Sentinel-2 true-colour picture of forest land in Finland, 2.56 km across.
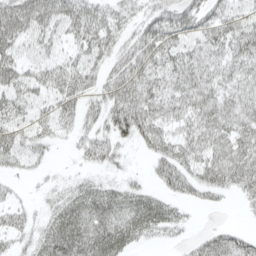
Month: April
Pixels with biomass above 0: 77%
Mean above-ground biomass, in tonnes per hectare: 37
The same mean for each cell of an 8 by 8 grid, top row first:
68 52 53 36 31 46 46 33
43 28 33 37 50 44 40 45
45 37 43 39 49 44 43 39
40 29 34 49 56 39 45 41
42 22 24 40 27 39 45 45
17 10 10 13 11 63 42 48
26 17 45 46 49 21 13 7
26 37 50 54 21 10 34 31
